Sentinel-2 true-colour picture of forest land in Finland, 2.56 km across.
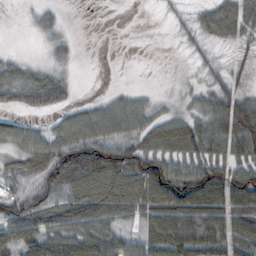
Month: October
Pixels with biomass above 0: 71%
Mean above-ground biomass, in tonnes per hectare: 48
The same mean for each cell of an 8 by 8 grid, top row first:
1 17 0 0 0 13 45 62
2 12 3 0 0 6 18 18
51 51 4 0 0 5 24 21
29 33 33 49 43 24 51 91
51 59 87 64 57 70 56 68
33 75 127 100 103 78 69 61
57 79 102 89 77 94 77 65
82 85 81 55 47 91 90 60
